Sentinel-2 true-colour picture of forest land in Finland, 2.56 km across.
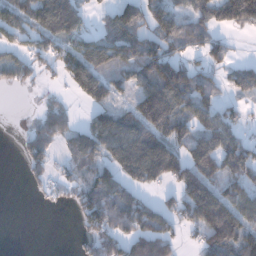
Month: December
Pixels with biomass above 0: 66%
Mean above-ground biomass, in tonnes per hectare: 83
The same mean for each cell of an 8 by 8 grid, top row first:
89 155 84 80 109 87 92 141
56 65 114 153 131 66 84 3
59 21 118 79 107 166 69 65
0 71 23 103 157 139 103 37
14 100 89 121 154 87 98 85
0 56 54 87 123 67 77 96
0 15 84 125 94 58 93 108
0 0 35 115 153 62 111 136
